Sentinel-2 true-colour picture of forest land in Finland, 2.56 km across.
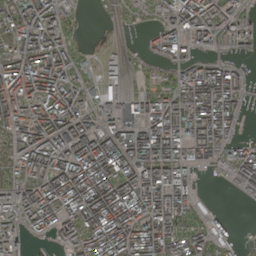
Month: May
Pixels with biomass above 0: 78%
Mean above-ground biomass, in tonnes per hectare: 141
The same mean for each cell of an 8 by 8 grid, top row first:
143 174 55 38 54 136 155 88
143 182 69 31 40 148 54 56
211 212 117 62 60 140 200 79
182 194 145 131 183 192 217 92
127 173 198 181 256 208 183 85
120 173 240 236 221 187 11 117
127 192 207 265 222 181 29 18
82 39 160 231 223 164 136 25
